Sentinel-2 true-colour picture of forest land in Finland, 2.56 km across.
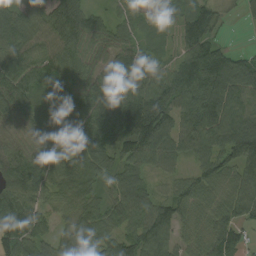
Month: August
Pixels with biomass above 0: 93%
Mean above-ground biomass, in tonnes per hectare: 75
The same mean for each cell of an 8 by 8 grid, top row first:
83 67 82 35 35 43 73 16
82 69 82 62 46 39 94 14
91 80 80 84 96 113 119 111
77 28 84 108 153 98 114 88
44 55 76 91 137 79 84 108
90 72 73 50 58 43 76 62
105 53 70 58 81 77 57 71
106 52 78 63 93 54 68 47
